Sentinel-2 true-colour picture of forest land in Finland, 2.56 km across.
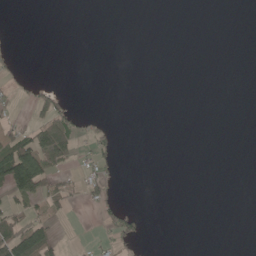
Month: May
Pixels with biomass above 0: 13%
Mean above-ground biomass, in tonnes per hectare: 13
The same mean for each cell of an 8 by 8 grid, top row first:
0 0 0 0 0 0 0 0
3 0 0 0 0 0 0 0
15 4 0 0 0 0 0 0
9 52 16 1 0 0 0 0
73 93 26 28 0 0 0 0
128 63 16 19 0 0 0 0
26 30 9 46 2 0 0 0
97 61 3 27 14 0 0 0
